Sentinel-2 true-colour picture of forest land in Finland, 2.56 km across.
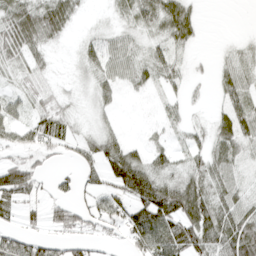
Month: April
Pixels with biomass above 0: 71%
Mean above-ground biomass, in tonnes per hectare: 36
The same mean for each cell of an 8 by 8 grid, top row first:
57 65 16 14 45 64 0 0
47 26 16 27 24 31 1 16
19 23 11 29 27 22 8 41
27 46 12 14 5 15 11 50
31 46 29 36 17 18 34 43
110 23 40 56 63 32 44 24
39 33 36 49 79 75 60 43
46 31 34 16 75 80 66 80
